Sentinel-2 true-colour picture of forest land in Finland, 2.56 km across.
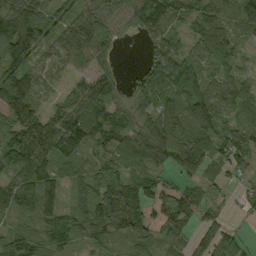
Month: September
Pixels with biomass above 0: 88%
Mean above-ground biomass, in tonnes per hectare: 71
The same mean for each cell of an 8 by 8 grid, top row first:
126 70 70 58 91 73 82 64
117 67 79 41 27 61 77 40
107 50 41 53 63 95 70 68
93 51 99 75 62 93 120 68
98 110 101 65 103 88 92 88
66 87 65 83 69 35 46 38
55 80 57 125 77 64 44 20
65 62 50 57 43 57 67 37
